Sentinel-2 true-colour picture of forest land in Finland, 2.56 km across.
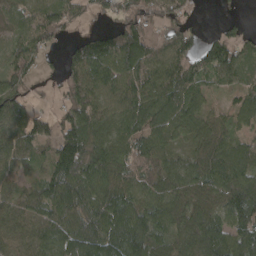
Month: April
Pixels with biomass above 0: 88%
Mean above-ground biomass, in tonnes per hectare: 91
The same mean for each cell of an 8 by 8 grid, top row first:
52 96 46 46 89 77 1 9
77 44 93 134 134 111 65 64
81 30 111 94 94 114 50 52
96 37 117 81 121 110 59 70
89 74 161 100 99 57 92 67
51 97 174 99 95 93 94 104
80 121 137 130 96 98 75 174
69 99 161 153 136 86 129 106
